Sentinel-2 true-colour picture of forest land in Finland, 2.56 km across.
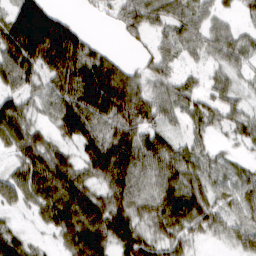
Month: March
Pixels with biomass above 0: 85%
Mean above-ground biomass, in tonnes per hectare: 72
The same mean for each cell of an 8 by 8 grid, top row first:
104 115 11 32 81 59 41 27
135 182 102 12 25 56 53 55
85 66 126 134 57 46 27 34
92 48 118 115 97 56 57 44
81 72 68 109 95 49 32 31
66 110 88 119 80 88 61 49
38 91 126 65 70 109 68 63
56 19 120 76 61 57 24 61
